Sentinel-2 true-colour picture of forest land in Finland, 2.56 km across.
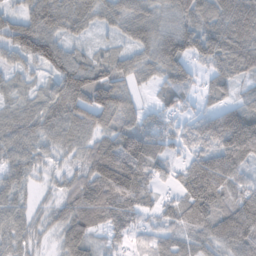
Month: November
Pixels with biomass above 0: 91%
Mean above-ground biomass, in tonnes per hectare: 80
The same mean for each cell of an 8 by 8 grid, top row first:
56 102 86 69 83 72 88 164
92 117 35 36 65 107 115 119
40 51 129 97 38 100 47 59
50 72 104 101 49 48 54 108
75 49 58 86 129 64 100 179
58 23 61 167 94 48 151 79
61 27 94 113 57 70 119 110
55 19 104 31 25 57 80 113
